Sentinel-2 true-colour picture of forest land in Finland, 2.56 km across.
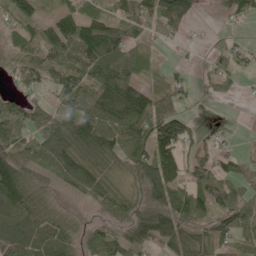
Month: June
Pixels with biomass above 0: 79%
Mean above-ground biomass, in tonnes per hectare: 75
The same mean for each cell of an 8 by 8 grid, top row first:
65 32 97 52 71 95 3 50
44 106 159 145 33 11 29 37
42 72 106 114 41 29 44 40
69 68 105 139 136 68 4 3
83 102 94 78 113 149 37 13
114 52 93 66 118 87 79 54
124 64 16 54 94 137 84 91
109 100 70 76 117 106 68 59
